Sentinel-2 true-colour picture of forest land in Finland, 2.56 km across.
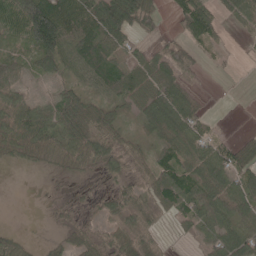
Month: May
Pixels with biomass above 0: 73%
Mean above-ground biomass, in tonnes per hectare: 50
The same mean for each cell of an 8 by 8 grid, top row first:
91 176 84 116 85 34 89 51
24 117 85 76 23 48 26 5
51 27 37 76 65 74 6 1
68 45 84 34 55 89 21 0
61 57 77 62 26 82 60 50
0 5 19 26 28 80 91 64
0 5 12 43 36 57 75 74
20 9 31 36 26 6 46 84
